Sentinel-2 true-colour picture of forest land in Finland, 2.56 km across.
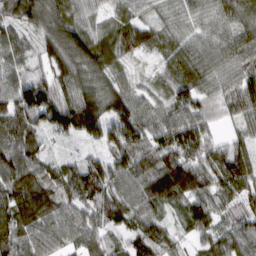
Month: March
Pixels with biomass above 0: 96%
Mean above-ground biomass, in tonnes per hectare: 88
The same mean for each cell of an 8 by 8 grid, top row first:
73 118 72 46 51 62 68 87
75 98 144 86 70 67 75 98
79 77 113 85 25 73 90 95
113 155 157 106 69 83 62 78
119 36 34 105 91 108 92 69
117 83 98 118 89 135 93 126
131 109 70 93 91 45 90 57
117 73 70 68 101 52 75 97
